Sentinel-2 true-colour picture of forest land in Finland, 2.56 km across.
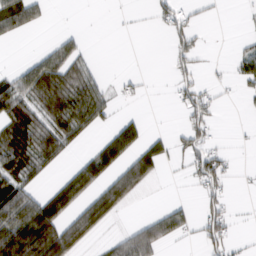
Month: February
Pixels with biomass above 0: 39%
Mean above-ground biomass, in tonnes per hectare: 36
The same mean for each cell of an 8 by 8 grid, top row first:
84 12 0 0 1 41 5 2
1 22 23 0 0 36 8 14
51 94 79 6 7 28 8 23
69 68 87 20 5 7 36 3
67 78 19 71 44 20 34 1
67 18 65 50 53 2 70 4
92 80 50 53 1 29 32 1
103 103 50 24 83 21 49 7
